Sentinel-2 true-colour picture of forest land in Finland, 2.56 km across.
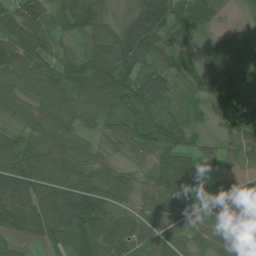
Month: July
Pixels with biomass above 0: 89%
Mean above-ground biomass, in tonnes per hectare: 81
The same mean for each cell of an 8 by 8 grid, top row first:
110 96 151 58 182 102 72 16
100 71 43 142 141 78 58 146
74 80 73 119 124 44 115 155
53 73 74 75 105 45 49 98
65 73 51 57 87 103 25 50
105 86 74 69 45 137 50 36
109 104 146 62 58 71 34 97
42 63 92 78 55 49 60 46
